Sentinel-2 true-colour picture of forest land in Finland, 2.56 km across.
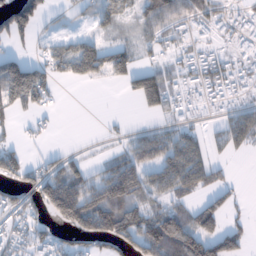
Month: January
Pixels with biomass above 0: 60%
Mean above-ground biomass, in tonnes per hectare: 69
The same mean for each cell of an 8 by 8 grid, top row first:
135 35 27 55 64 98 94 79
32 42 89 55 34 65 40 47
172 75 59 43 96 45 82 60
62 33 0 2 33 71 39 61
30 15 14 18 103 99 46 55
81 104 78 113 86 129 74 3
73 91 152 134 93 64 76 19
49 91 68 100 118 146 113 64
